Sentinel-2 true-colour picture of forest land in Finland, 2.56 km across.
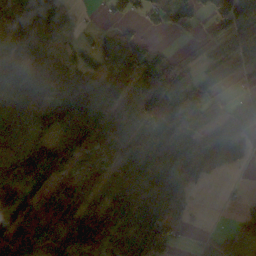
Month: October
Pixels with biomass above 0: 78%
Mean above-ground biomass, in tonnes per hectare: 98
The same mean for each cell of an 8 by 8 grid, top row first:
176 199 16 33 41 73 44 119
199 142 42 92 73 10 71 124
182 185 119 141 125 139 88 28
126 115 149 89 111 104 40 107
147 119 80 76 88 76 85 76
146 107 81 64 91 118 73 7
138 111 112 119 133 76 1 24
138 98 154 112 139 49 43 98
